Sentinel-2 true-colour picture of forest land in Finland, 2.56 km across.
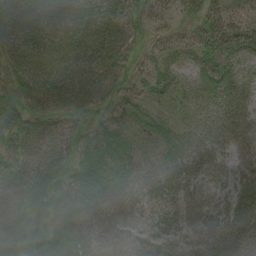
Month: August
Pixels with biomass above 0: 92%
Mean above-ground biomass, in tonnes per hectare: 44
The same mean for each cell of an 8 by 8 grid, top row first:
64 76 86 49 31 27 48 39
44 61 61 55 22 37 57 64
34 59 52 48 35 44 57 51
49 36 34 23 27 24 43 47
25 40 36 34 20 35 40 38
43 44 35 40 46 40 23 43
34 32 38 52 37 39 42 82
42 33 40 48 51 56 74 66
